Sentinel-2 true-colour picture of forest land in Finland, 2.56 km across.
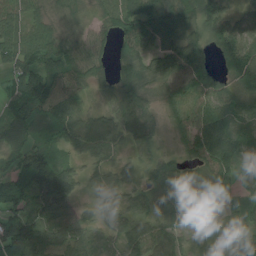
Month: July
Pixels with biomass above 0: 92%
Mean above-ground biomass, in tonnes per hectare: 89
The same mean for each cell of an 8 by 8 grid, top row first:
90 68 56 99 161 143 122 52
148 114 80 59 89 118 84 133
84 138 73 80 89 88 103 99
87 120 98 80 86 76 120 102
76 70 78 69 68 34 139 98
88 152 54 61 42 96 109 50
96 130 44 52 77 79 36 49
157 107 89 52 112 71 53 96
